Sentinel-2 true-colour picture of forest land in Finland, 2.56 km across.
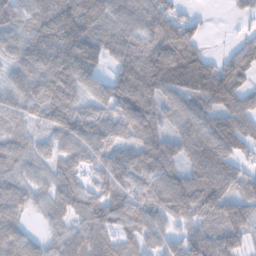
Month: February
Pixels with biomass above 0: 91%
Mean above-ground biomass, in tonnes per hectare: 97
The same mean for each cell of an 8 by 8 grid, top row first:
75 111 159 96 97 75 12 20
86 159 176 98 115 192 30 49
89 126 114 91 184 155 149 105
72 87 83 87 145 81 88 118
68 52 120 95 118 97 145 96
64 61 91 119 89 111 141 80
71 63 98 102 90 117 109 87
81 46 90 68 66 66 114 75
